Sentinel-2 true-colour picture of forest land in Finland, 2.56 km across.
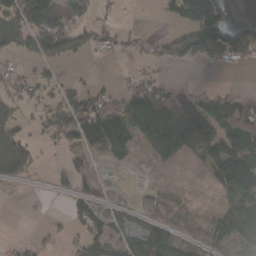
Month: March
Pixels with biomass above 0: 53%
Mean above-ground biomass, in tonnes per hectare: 59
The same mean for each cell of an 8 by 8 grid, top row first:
110 145 49 15 0 48 168 1
67 96 45 28 28 85 151 125
45 30 17 9 48 6 1 0
28 43 101 77 164 192 84 67
73 20 58 116 58 144 120 96
45 12 54 2 6 1 31 186
0 3 57 25 21 35 13 90
10 17 37 73 78 71 58 60
